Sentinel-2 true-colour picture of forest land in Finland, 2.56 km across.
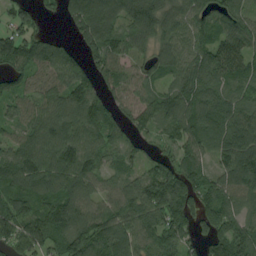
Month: August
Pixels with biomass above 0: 90%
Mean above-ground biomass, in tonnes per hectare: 95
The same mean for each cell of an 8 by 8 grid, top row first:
67 25 115 108 124 94 74 80
116 93 59 117 59 99 100 113
74 79 102 76 69 71 98 89
57 103 135 87 84 129 106 94
71 112 113 72 39 75 80 130
123 131 119 49 85 137 75 144
90 96 110 85 108 124 102 75
97 105 129 134 93 89 83 117
